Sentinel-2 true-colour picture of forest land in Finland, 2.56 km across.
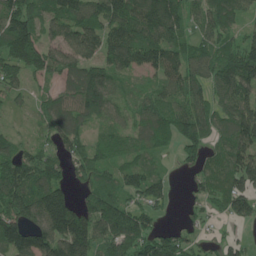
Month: June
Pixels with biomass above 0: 86%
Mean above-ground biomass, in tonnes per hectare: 107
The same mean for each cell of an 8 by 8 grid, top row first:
156 111 125 151 158 127 115 78
182 115 148 131 159 106 95 121
88 67 135 88 45 119 99 161
29 88 119 69 86 111 96 159
58 60 72 76 73 85 87 145
131 119 59 68 93 20 87 139
138 183 118 129 83 15 58 101
155 164 206 136 153 108 34 47
